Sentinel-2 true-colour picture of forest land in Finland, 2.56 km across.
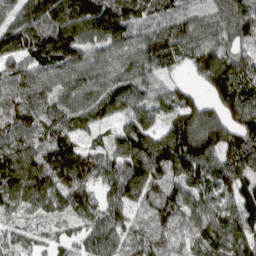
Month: March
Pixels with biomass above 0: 95%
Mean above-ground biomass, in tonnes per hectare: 105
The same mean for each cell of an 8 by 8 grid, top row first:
112 138 142 150 94 91 104 107
109 95 126 98 120 105 125 79
91 94 108 103 102 40 114 137
100 97 126 99 95 99 88 135
87 84 63 82 153 163 139 120
120 109 118 103 155 127 117 125
58 72 98 90 82 110 124 122
76 50 78 91 83 56 133 136
